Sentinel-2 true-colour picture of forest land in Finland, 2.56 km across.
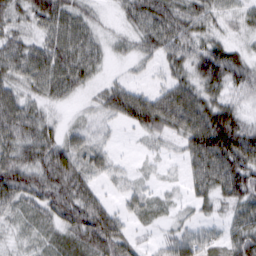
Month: March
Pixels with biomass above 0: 88%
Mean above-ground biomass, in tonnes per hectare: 50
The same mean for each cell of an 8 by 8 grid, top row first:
38 63 48 14 69 62 44 32
54 54 61 23 38 59 62 28
44 58 47 22 18 45 75 64
73 23 14 50 86 85 77 42
64 54 42 17 13 25 113 104
84 76 61 27 13 8 73 88
45 59 83 31 38 20 24 57
23 36 64 77 15 47 50 70
